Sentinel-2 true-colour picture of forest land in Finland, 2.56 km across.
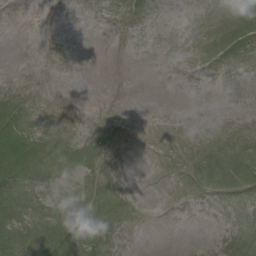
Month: August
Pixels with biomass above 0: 19%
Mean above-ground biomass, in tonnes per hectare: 3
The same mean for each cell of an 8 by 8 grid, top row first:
0 0 0 0 0 0 0 6
0 0 0 0 0 0 3 5
0 0 0 0 0 0 0 0
9 0 0 0 0 0 0 0
25 4 0 0 0 0 0 0
20 3 0 0 0 0 0 1
17 6 5 3 0 0 0 0
17 20 18 3 0 0 0 4
